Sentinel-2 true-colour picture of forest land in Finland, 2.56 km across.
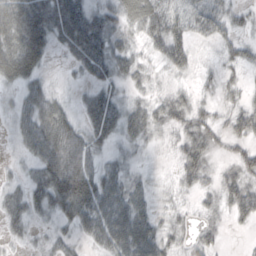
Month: October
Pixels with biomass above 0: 77%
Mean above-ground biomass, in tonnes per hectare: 32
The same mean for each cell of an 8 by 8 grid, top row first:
60 54 53 36 55 37 43 23
56 32 55 37 19 51 7 23
39 13 12 31 14 9 9 14
25 49 21 48 33 35 16 34
14 62 48 20 20 20 29 25
9 53 75 34 11 15 19 34
28 31 66 59 35 12 13 44
10 12 17 53 61 23 26 1
